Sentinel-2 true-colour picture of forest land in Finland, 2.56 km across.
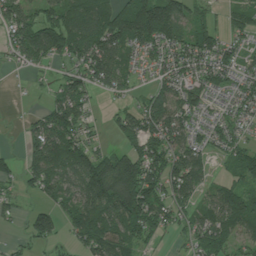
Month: July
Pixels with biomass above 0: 77%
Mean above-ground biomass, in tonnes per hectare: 75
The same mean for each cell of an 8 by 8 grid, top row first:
79 73 104 117 185 111 40 57
71 125 114 112 67 80 105 50
3 14 68 80 15 76 72 50
2 59 83 29 85 78 43 46
4 132 76 25 103 81 50 52
44 104 112 172 142 111 43 67
28 50 92 135 144 65 59 131
16 53 62 108 61 19 92 58
